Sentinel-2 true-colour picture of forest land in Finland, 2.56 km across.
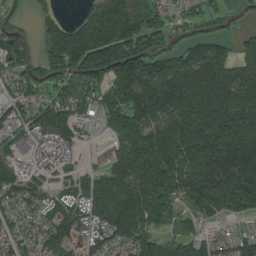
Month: July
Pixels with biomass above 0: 85%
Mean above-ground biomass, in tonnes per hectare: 169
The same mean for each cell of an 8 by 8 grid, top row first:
51 65 65 243 146 60 78 38
123 156 338 300 182 96 152 91
116 118 163 200 227 255 287 243
94 184 113 184 248 271 362 349
100 128 71 81 240 299 311 312
132 69 102 185 222 232 294 305
82 90 117 240 237 117 153 145
84 124 108 129 159 131 114 122
